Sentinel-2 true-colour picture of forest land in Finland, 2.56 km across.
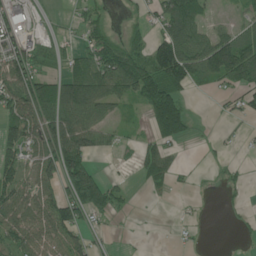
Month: June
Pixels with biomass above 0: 58%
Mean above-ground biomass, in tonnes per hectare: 63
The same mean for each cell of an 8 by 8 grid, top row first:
88 15 25 10 29 129 38 29
93 45 39 66 55 147 108 117
110 82 109 117 132 127 60 79
94 121 119 45 53 106 1 40
103 109 106 29 41 53 8 12
91 78 162 17 51 35 6 14
93 104 124 59 3 6 2 11
101 102 65 14 4 9 2 6
